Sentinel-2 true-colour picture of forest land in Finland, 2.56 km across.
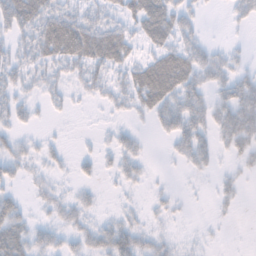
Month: November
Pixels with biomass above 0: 56%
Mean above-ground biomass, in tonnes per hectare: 26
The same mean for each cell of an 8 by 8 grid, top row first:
54 48 38 24 53 42 4 22
23 43 56 55 21 39 25 9
27 25 27 30 50 59 33 36
27 11 3 12 23 49 38 58
21 11 3 20 12 26 26 40
20 13 13 16 15 3 10 18
27 16 24 5 10 10 4 11
50 29 28 62 31 11 5 0
